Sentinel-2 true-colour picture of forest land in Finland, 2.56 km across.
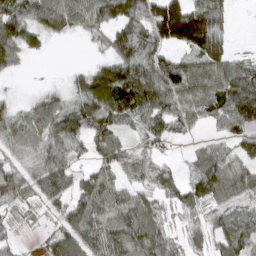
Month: March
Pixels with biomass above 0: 82%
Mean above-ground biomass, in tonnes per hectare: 62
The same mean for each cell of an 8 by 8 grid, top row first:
86 87 72 75 81 132 102 0
71 18 2 54 85 63 105 6
8 3 38 104 93 97 81 97
37 68 79 84 63 64 61 125
63 75 46 65 30 14 27 73
71 86 44 46 52 25 94 85
35 33 68 66 66 44 58 54
19 29 83 95 86 31 51 89
